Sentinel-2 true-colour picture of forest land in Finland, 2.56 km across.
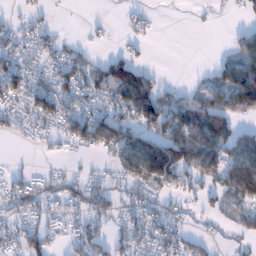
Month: January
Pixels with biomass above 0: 58%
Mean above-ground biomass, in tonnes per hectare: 44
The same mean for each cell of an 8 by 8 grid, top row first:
16 12 0 2 17 1 7 12
43 40 23 7 10 0 0 45
72 39 55 102 59 3 23 93
41 71 51 59 99 68 86 61
8 15 49 79 86 123 106 75
25 24 20 28 93 78 59 71
47 36 37 31 55 26 22 53
49 43 55 39 44 52 24 28
